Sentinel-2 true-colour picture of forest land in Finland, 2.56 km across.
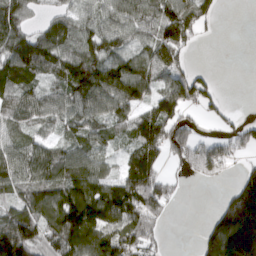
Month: March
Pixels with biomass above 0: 74%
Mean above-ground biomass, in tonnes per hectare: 85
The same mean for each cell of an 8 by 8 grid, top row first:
103 43 61 77 86 151 73 0
100 102 87 71 58 140 3 0
80 52 120 122 90 89 37 0
75 77 91 92 64 98 30 9
63 64 70 40 120 100 51 53
91 111 125 63 138 19 51 57
66 131 175 133 119 12 8 260
140 97 153 121 86 0 106 314
